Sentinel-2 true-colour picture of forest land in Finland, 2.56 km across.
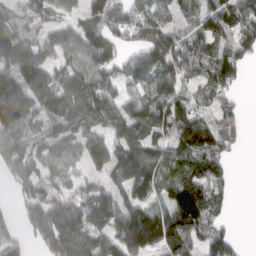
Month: March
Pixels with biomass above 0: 80%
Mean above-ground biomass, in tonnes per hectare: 89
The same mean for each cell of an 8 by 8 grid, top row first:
68 59 52 119 61 46 91 101
162 72 81 66 75 131 75 92
128 104 100 69 76 118 82 60
132 103 107 75 78 128 38 49
76 77 72 92 112 112 105 43
67 63 39 70 164 83 134 0
34 108 123 109 137 153 124 0
51 105 144 117 146 130 73 17
